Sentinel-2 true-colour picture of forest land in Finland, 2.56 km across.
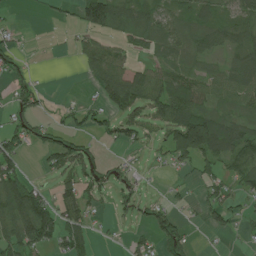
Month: July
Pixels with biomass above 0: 57%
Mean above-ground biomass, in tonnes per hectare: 52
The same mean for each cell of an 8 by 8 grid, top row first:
4 9 55 82 68 66 62 64
30 2 26 35 33 72 66 81
36 2 7 89 72 72 56 90
53 20 47 42 54 110 71 43
66 62 59 23 31 118 160 95
79 25 76 41 16 6 40 56
105 83 77 20 38 24 51 29
92 67 65 5 35 71 3 8
